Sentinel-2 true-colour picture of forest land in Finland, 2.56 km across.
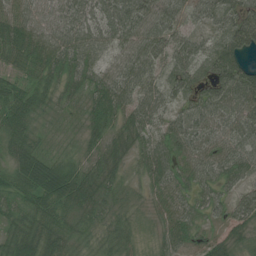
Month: July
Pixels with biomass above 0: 96%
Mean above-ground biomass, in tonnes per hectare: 52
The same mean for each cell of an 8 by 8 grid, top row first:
61 55 57 69 76 48 41 65
69 66 60 48 67 54 37 89
31 48 47 57 56 51 60 78
56 29 28 61 58 37 58 65
47 18 27 43 46 53 61 54
52 99 63 50 40 56 48 46
40 53 61 43 25 56 45 59
63 66 41 55 21 54 37 29
